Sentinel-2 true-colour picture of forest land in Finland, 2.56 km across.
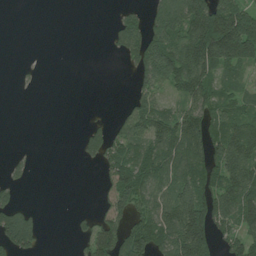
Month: July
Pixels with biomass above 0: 52%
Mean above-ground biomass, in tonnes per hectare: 66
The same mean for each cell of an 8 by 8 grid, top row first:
0 0 0 11 53 131 183 172
0 0 0 27 137 120 179 181
4 0 0 0 69 99 96 45
0 0 0 8 92 57 91 79
1 0 28 84 87 111 97 116
21 0 0 81 102 90 95 113
68 0 3 71 73 112 148 122
132 4 29 119 127 158 131 81
